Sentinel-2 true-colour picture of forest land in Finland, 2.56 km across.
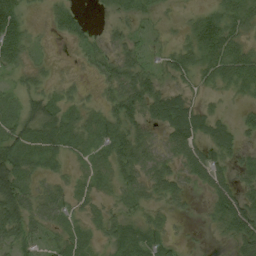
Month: August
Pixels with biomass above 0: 75%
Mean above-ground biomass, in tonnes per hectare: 33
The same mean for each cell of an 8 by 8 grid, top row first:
51 17 20 18 23 7 36 39
40 7 18 35 32 30 53 36
22 18 9 45 54 26 31 48
33 50 26 37 47 57 25 10
53 41 28 44 46 43 41 25
71 24 17 31 45 38 51 23
70 42 18 20 26 16 21 65
38 27 29 32 37 16 6 51
